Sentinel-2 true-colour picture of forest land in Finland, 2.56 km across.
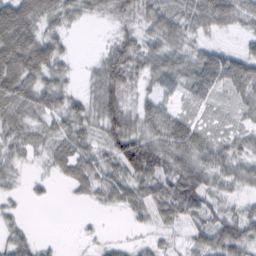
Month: February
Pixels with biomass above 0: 82%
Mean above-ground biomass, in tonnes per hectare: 43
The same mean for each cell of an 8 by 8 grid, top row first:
83 58 37 33 39 50 67 39
91 57 1 44 48 49 27 16
81 52 12 81 33 45 65 61
47 41 44 78 43 36 16 27
37 29 42 62 75 91 51 36
22 15 44 50 57 70 62 50
12 3 4 25 44 62 53 26
31 5 5 8 10 14 57 68
